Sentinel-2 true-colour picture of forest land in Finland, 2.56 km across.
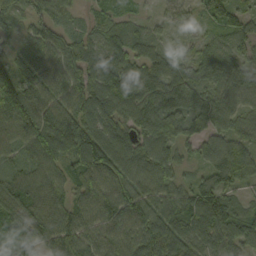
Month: September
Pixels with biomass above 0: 94%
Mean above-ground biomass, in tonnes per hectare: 87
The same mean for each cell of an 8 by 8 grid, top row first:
59 67 26 58 29 51 48 72
45 110 95 96 79 25 56 61
99 97 101 120 111 98 89 77
131 101 99 100 114 119 103 77
77 127 106 115 88 70 78 76
76 82 80 102 118 58 68 88
84 103 81 106 103 102 127 64
92 80 98 90 110 112 86 88
